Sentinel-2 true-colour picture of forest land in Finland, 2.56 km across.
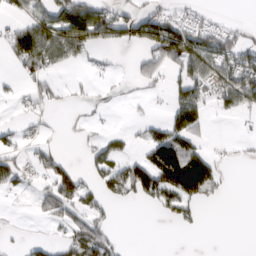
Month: March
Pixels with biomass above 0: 41%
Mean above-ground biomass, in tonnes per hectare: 39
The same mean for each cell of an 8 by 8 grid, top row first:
21 68 112 68 62 36 10 1
67 102 77 23 50 114 89 55
14 27 5 9 23 37 61 92
8 13 5 3 5 82 32 38
27 16 8 29 34 101 16 4
44 37 40 65 98 148 102 0
3 36 44 16 12 55 6 0
6 23 68 27 0 0 0 0
